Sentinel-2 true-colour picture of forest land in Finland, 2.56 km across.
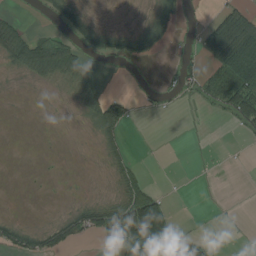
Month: August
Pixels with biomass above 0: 34%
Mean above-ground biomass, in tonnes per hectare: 26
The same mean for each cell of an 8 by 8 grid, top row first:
9 16 22 0 5 36 9 64
57 98 37 34 44 8 53 117
4 31 42 0 0 23 28 89
0 0 17 62 6 2 5 67
0 0 0 36 1 0 0 2
0 0 1 16 12 0 0 0
0 0 28 53 109 5 0 0
41 36 26 60 147 86 14 0
